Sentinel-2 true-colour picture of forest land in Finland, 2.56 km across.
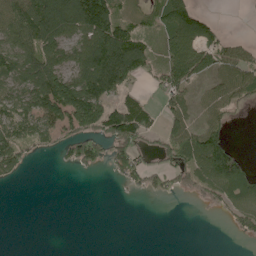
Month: May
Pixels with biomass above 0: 56%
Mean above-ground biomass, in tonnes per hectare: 54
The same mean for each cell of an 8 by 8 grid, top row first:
100 153 151 103 35 106 25 1
102 92 84 149 58 93 79 46
78 115 99 121 29 78 35 73
85 100 136 67 67 56 38 17
82 38 84 85 42 89 95 6
26 0 5 17 41 43 87 76
0 0 0 0 0 0 15 46
0 0 0 0 0 0 0 9
